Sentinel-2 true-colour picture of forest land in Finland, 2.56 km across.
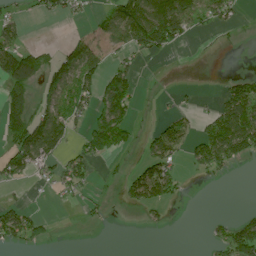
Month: July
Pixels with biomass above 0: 41%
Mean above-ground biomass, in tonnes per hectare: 50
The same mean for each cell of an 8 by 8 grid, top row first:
29 29 18 66 154 161 59 15
78 18 79 46 83 27 3 4
111 77 129 92 3 0 0 43
85 87 58 129 6 25 19 113
93 124 40 120 31 76 99 110
54 27 57 8 94 41 30 0
51 2 13 6 52 6 0 5
61 22 0 0 0 0 17 101
